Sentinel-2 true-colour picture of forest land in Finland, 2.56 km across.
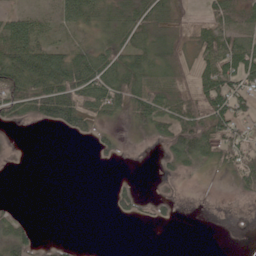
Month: June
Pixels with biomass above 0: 54%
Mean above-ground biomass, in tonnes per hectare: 38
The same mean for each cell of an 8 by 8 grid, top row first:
33 18 68 54 75 35 35 64
86 47 33 50 54 46 64 73
80 93 95 82 77 51 64 68
60 84 75 47 73 80 95 52
3 0 3 21 3 71 70 56
0 0 0 4 0 16 5 36
8 0 0 17 16 8 0 0
61 8 2 0 0 0 0 0
